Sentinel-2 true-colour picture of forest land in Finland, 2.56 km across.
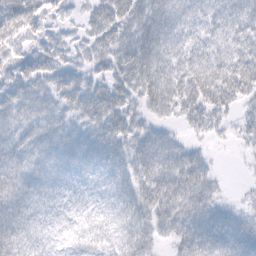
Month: February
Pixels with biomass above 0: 88%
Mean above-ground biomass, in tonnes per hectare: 40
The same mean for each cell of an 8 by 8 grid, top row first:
73 44 23 56 56 40 33 39
36 41 27 48 62 39 35 36
42 41 37 42 57 48 54 53
49 41 44 58 32 35 45 24
39 43 44 47 43 29 13 13
49 42 28 36 42 58 32 2
54 29 10 27 48 56 44 21
52 20 20 26 41 36 57 55
